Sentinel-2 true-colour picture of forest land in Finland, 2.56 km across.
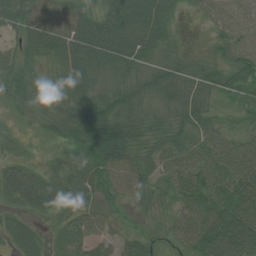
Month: July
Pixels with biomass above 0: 91%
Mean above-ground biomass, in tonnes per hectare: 49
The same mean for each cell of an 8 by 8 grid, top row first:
63 64 66 70 102 26 31 45
36 77 95 96 81 24 17 48
49 31 61 38 36 46 50 57
13 28 62 70 39 40 39 35
19 14 51 113 40 43 43 38
54 31 37 47 35 44 62 62
33 37 36 22 16 31 70 86
44 20 45 34 32 25 100 126
